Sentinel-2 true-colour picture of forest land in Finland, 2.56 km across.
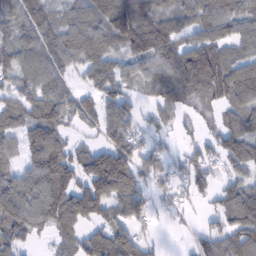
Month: February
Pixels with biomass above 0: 79%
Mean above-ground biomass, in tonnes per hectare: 91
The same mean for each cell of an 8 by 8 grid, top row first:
68 69 64 137 131 97 110 106
87 99 113 72 141 121 118 70
76 105 33 125 72 131 147 131
83 120 102 94 36 51 30 82
65 158 34 97 61 18 52 117
82 172 106 236 80 42 62 61
137 158 156 96 75 24 22 150
66 34 88 134 50 1 63 90
